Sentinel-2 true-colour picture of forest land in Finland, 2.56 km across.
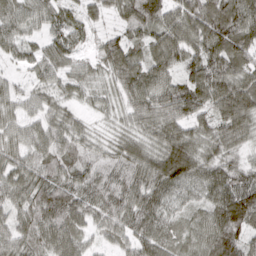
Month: March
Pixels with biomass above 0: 97%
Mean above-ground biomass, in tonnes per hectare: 67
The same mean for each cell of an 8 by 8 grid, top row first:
61 59 44 35 88 73 91 90
45 54 33 75 60 88 83 82
24 48 53 60 90 65 106 84
41 47 29 35 69 76 58 111
54 61 47 39 59 104 64 54
66 71 61 75 81 117 74 73
58 102 75 79 79 43 58 131
64 74 53 36 68 52 82 85
